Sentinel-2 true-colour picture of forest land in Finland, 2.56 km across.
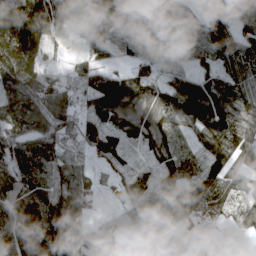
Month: April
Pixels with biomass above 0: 89%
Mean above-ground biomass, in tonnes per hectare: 87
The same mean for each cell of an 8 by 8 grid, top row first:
135 134 61 69 66 56 68 99
181 64 31 63 66 111 118 98
112 71 41 87 74 82 110 111
112 109 59 125 107 119 202 112
106 115 70 82 66 55 104 96
95 104 81 37 50 68 91 67
106 125 84 18 89 92 47 52
110 154 90 97 64 70 18 22
